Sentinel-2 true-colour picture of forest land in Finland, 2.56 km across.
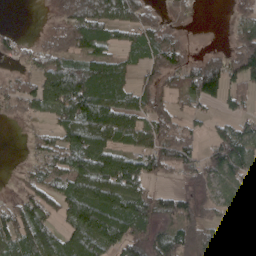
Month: April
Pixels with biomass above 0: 71%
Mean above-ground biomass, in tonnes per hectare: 65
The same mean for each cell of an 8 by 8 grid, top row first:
0 8 123 93 65 40 0 30
28 54 73 53 63 75 8 78
36 132 151 108 43 42 135 67
29 52 115 116 69 42 18 39
1 45 112 88 57 93 37 89
13 57 88 120 81 28 64 51
56 60 113 103 82 69 41 27
77 86 87 95 95 96 82 14
